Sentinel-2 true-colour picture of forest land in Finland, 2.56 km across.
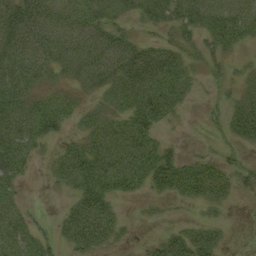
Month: September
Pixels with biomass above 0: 67%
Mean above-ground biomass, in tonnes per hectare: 24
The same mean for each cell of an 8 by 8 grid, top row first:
37 31 29 22 20 25 30 34
31 27 27 31 28 23 19 14
35 15 16 28 41 33 12 12
34 35 16 17 45 15 9 27
43 12 21 42 41 7 5 16
28 8 44 50 41 50 44 21
23 2 31 21 4 5 13 2
38 18 32 17 7 29 26 0
